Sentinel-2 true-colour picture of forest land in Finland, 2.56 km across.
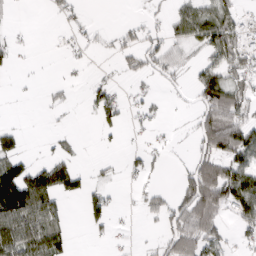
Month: March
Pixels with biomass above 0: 43%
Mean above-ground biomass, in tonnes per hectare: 41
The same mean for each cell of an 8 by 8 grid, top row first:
3 6 17 0 11 40 66 36
19 1 21 17 48 32 69 74
3 4 6 16 18 20 76 55
1 7 5 57 22 3 70 72
39 7 6 5 13 6 69 96
120 95 44 10 25 15 104 107
143 84 18 38 24 54 103 92
117 78 1 13 5 70 77 20
